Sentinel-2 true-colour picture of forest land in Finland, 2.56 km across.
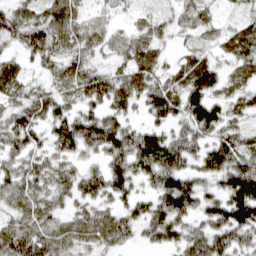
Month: March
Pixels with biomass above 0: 86%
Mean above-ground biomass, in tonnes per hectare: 54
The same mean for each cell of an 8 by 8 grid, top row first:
44 48 32 16 20 26 25 22
27 60 37 23 44 14 27 43
50 27 60 61 54 43 78 38
47 56 56 55 39 62 93 29
48 50 83 92 108 72 60 51
51 48 60 84 63 93 56 106
45 48 36 43 47 123 70 132
77 59 46 43 29 58 81 53
